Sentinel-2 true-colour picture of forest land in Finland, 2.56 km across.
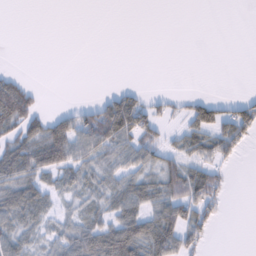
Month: February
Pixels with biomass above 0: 45%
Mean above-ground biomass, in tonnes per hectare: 29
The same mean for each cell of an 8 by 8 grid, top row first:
0 0 0 0 0 0 0 0
0 0 0 0 0 0 0 0
27 0 0 0 0 0 0 0
71 20 33 79 58 15 50 50
59 95 54 59 52 26 51 39
67 40 36 36 37 61 55 0
65 30 25 43 46 62 45 0
39 25 56 76 74 56 18 0
